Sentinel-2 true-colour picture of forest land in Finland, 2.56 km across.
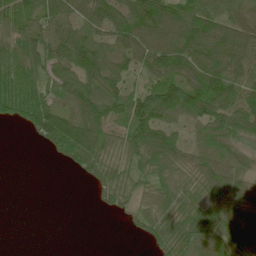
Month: June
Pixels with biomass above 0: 78%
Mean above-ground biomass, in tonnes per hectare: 74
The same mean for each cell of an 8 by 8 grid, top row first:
102 105 76 94 130 96 97 68
94 111 132 82 100 121 111 102
109 79 103 97 50 102 134 74
78 114 110 94 125 88 98 93
0 51 129 59 107 70 74 51
0 0 28 73 59 67 79 65
0 0 0 36 49 82 88 75
0 0 0 0 25 103 100 102
